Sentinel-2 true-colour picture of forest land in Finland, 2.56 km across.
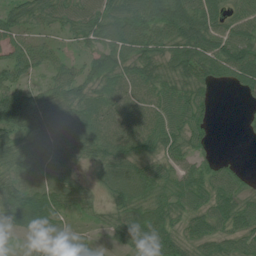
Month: July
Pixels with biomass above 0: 86%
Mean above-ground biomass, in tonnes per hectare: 57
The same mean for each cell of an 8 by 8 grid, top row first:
56 63 71 77 101 107 78 51
50 40 32 70 67 74 85 82
56 38 64 59 54 60 49 54
135 97 75 42 36 61 29 5
70 82 75 58 47 50 28 2
63 73 35 60 60 51 49 29
75 79 35 37 65 56 55 56
22 27 31 19 72 58 59 50
